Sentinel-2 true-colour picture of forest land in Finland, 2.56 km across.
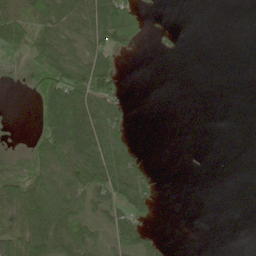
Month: May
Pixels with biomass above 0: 45%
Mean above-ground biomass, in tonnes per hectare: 35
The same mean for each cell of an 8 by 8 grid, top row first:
90 92 64 119 32 0 0 0
47 62 32 58 8 13 0 0
1 74 88 64 0 0 0 0
0 72 101 54 0 0 0 0
0 71 86 78 3 0 0 0
35 70 73 90 45 0 1 0
79 80 38 50 48 0 0 0
84 74 65 33 40 0 0 0
